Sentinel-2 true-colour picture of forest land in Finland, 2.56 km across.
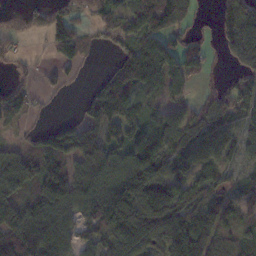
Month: November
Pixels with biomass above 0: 75%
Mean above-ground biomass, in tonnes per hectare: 77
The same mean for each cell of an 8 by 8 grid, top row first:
25 72 50 82 103 106 14 150
22 30 64 40 93 79 43 147
37 32 20 82 90 78 26 66
62 15 42 118 56 63 70 75
37 83 125 84 91 57 81 59
136 109 92 96 135 55 62 25
122 120 80 123 113 95 82 50
112 96 57 91 96 130 116 73
